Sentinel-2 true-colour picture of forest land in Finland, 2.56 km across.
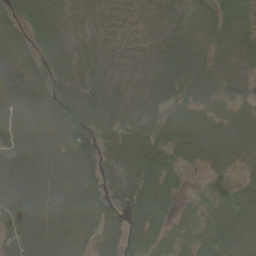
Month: June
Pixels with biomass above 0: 93%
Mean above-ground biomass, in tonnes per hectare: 78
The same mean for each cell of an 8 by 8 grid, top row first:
69 108 61 64 66 80 88 89
88 85 70 70 65 99 91 87
87 64 85 75 72 102 77 52
74 82 91 85 78 68 72 59
78 83 83 72 80 90 114 94
96 88 94 62 100 48 36 38
90 87 89 60 94 36 53 92
71 89 69 63 92 60 78 81
